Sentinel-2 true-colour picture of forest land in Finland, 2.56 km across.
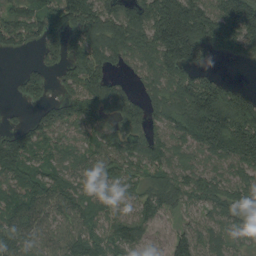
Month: August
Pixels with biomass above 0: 85%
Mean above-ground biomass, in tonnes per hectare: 112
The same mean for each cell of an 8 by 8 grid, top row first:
94 102 171 129 146 263 170 232
55 102 101 147 147 255 119 125
34 78 151 78 73 148 81 8
15 73 126 96 117 142 241 189
144 87 63 84 109 100 150 213
122 105 84 93 71 92 95 93
132 114 109 73 84 69 81 101
106 83 96 75 74 94 85 71
